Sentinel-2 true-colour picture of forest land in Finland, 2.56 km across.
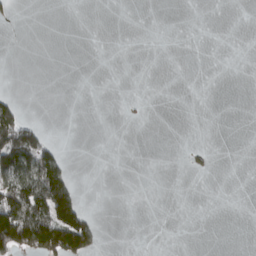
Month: March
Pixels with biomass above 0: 13%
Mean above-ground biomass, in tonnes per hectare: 22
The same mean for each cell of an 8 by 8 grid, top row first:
10 0 0 0 0 0 0 0
0 0 0 0 0 0 0 0
0 0 0 0 0 0 0 0
65 0 0 0 4 0 0 0
160 47 0 0 0 0 1 0
117 136 2 0 0 0 3 0
156 130 58 0 0 0 0 0
187 184 138 0 0 0 0 0
